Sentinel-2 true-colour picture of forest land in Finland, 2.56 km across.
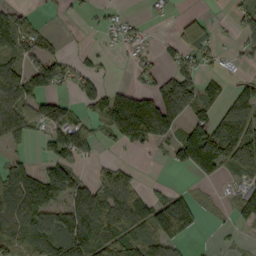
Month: September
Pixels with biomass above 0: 56%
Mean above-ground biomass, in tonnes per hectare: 77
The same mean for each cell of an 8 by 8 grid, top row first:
85 10 14 24 8 10 12 50
110 64 11 16 21 43 62 37
93 125 35 15 40 122 52 44
90 121 43 158 198 145 77 143
42 73 122 17 69 81 161 185
112 127 52 62 11 1 13 43
126 138 119 123 102 197 17 71
111 125 153 144 115 113 2 10
